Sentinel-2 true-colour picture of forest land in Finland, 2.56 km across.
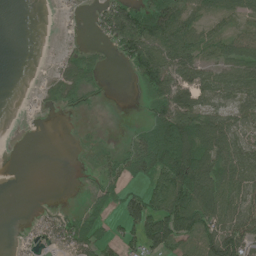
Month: June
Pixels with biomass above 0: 59%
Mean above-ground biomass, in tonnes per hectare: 44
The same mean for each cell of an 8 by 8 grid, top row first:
0 0 5 86 83 84 34 37
0 1 17 25 92 90 48 67
0 16 52 2 56 86 66 80
1 6 13 1 14 111 49 32
0 0 5 6 75 124 79 48
0 0 5 38 43 118 106 75
0 5 13 20 86 117 106 56
4 22 70 25 65 88 94 85
